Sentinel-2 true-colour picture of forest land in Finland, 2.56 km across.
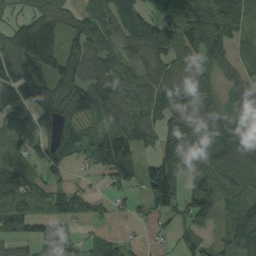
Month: September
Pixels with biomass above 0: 80%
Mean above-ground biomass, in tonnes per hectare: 78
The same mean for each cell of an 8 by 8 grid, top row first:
37 103 75 96 90 107 113 79
137 173 94 77 114 112 140 40
128 82 101 94 82 89 49 52
108 70 90 68 93 130 112 65
67 62 59 119 63 87 115 98
80 35 7 70 61 105 73 74
94 63 49 31 22 75 64 54
53 93 47 50 11 35 35 65
